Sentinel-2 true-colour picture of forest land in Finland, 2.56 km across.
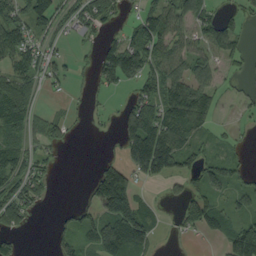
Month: September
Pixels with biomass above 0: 59%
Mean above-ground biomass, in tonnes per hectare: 54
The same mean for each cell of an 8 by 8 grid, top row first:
69 74 52 22 33 69 49 34
93 37 13 43 62 63 66 27
81 35 10 44 56 78 51 12
124 17 7 13 114 108 74 10
71 41 2 3 177 118 30 18
81 33 0 138 60 36 66 48
80 8 13 99 61 15 92 50
30 5 55 141 96 5 15 139
